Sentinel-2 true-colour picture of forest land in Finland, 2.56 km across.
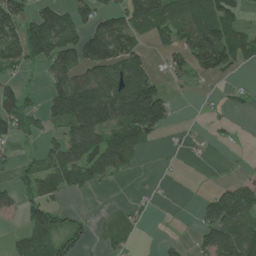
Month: June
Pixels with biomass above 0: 53%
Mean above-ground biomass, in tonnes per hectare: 68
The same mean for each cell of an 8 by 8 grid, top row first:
101 101 74 79 126 98 139 54
94 162 142 151 42 77 188 115
32 58 92 92 98 34 33 8
91 76 198 150 182 22 8 14
36 38 123 117 48 9 12 5
35 82 92 57 2 2 0 17
46 89 10 10 15 0 50 114
31 84 47 45 3 10 70 129
